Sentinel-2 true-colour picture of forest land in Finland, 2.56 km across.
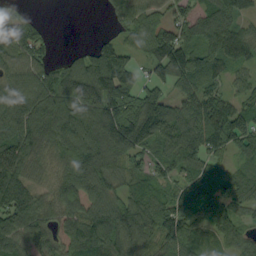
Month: September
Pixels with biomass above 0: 87%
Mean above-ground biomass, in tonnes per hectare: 98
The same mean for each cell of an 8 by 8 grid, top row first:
47 4 0 56 79 60 99 81
101 43 19 92 73 148 103 99
107 95 160 211 82 109 97 47
116 129 138 168 162 98 135 94
153 107 151 158 114 118 107 100
146 57 117 95 71 76 77 70
146 67 102 100 108 101 88 73
106 74 80 101 90 119 61 78
